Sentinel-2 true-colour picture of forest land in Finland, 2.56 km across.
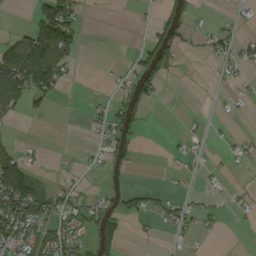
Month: September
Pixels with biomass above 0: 31%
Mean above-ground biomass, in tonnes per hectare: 29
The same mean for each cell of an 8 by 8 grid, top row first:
1 102 27 0 2 35 3 7
80 185 43 0 47 45 21 31
129 121 3 7 60 4 3 11
33 20 2 36 24 0 3 7
14 2 3 44 3 7 11 14
118 9 7 12 0 10 8 7
79 59 31 31 35 30 14 13
58 58 35 50 5 9 6 0
